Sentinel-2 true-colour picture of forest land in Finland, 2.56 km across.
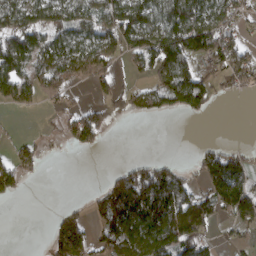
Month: March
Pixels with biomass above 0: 56%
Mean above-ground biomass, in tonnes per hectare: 67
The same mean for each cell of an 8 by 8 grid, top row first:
97 92 90 115 130 150 116 58
124 96 102 72 110 157 121 63
119 76 36 41 29 117 60 54
17 10 47 38 44 64 42 0
29 12 47 3 0 0 15 11
77 3 0 33 111 83 105 126
0 0 21 127 161 127 66 100
0 39 118 104 120 125 42 18
